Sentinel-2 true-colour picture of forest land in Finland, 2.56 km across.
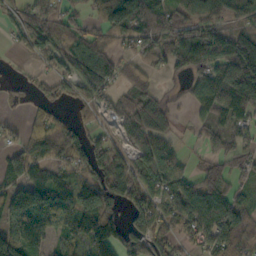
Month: October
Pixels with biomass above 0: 75%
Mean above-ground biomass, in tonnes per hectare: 86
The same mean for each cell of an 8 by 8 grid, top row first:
58 96 43 134 140 65 83 63
24 69 93 59 75 100 138 182
14 37 104 79 55 22 151 240
6 52 29 48 93 32 100 110
49 138 75 63 64 32 51 57
93 71 59 75 79 86 74 52
154 123 143 78 132 102 131 83
162 65 78 135 116 88 107 95
